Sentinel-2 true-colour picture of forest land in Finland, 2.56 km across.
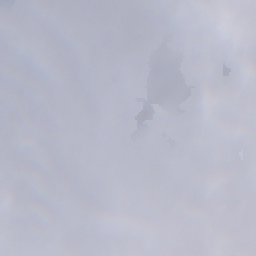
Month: January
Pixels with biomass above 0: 78%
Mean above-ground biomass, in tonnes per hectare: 94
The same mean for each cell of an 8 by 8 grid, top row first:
104 102 125 86 71 38 83 63
35 95 143 73 63 63 39 53
113 42 45 58 58 111 105 65
200 119 68 82 93 98 105 82
82 219 56 128 97 96 122 77
200 161 85 88 146 60 54 53
201 157 59 58 117 48 18 40
211 257 228 8 38 86 33 35
